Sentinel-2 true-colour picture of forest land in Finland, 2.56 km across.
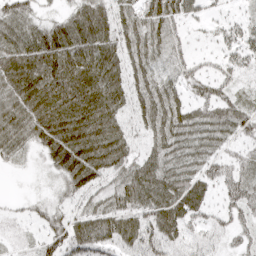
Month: April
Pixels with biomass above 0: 92%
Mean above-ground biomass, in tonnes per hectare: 51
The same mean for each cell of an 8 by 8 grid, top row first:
61 19 49 50 52 50 23 24
72 79 76 55 56 27 12 48
67 74 68 64 48 35 45 25
66 74 73 60 51 59 48 53
53 56 88 88 38 64 53 35
4 14 73 66 85 70 49 54
14 33 43 66 71 73 38 53
17 48 79 60 57 39 22 26
